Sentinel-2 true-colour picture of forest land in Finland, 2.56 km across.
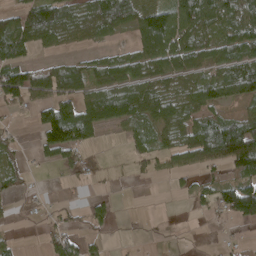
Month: April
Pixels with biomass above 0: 59%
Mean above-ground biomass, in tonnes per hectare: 59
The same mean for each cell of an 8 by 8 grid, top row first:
60 128 69 126 94 108 96 97
81 32 20 23 78 106 81 89
115 122 78 85 80 63 79 113
25 76 93 95 70 59 57 39
26 84 75 3 33 59 149 175
41 3 23 6 23 25 27 74
5 13 23 29 1 1 37 152
15 46 49 7 3 0 2 15
